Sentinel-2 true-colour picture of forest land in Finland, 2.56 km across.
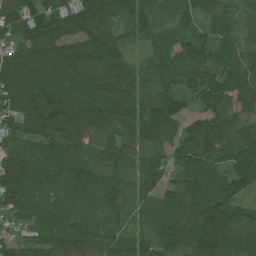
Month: July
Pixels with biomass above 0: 97%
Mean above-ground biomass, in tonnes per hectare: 113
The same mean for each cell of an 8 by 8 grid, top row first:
109 128 150 111 107 51 88 63
105 142 133 118 42 72 104 109
165 155 143 161 83 100 156 119
97 176 173 179 140 109 114 78
55 117 118 132 108 90 132 117
174 92 122 106 115 74 117 159
71 58 63 83 64 131 161 93
71 114 135 90 81 139 169 122
